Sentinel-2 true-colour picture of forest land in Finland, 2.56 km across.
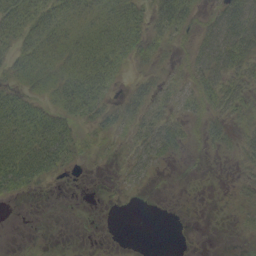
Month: September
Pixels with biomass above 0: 57%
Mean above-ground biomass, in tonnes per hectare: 20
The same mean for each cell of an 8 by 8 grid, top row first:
42 40 24 31 24 50 14 58
30 35 33 39 25 12 38 53
20 28 44 23 18 15 38 28
32 24 30 22 31 21 25 19
43 48 18 7 31 29 17 21
54 26 1 2 13 0 1 9
1 0 0 0 0 0 0 9
0 1 1 0 0 0 0 2
